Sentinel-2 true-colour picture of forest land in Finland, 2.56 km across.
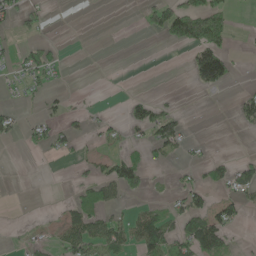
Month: May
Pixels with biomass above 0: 27%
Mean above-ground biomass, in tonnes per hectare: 27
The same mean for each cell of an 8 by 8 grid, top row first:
41 15 0 0 27 101 98 1
18 32 0 0 0 15 98 2
20 27 0 0 0 0 90 4
19 17 13 3 41 28 1 32
9 36 14 15 25 47 6 1
0 0 20 59 39 12 22 39
1 2 65 27 26 27 54 34
5 18 66 56 72 61 100 9
